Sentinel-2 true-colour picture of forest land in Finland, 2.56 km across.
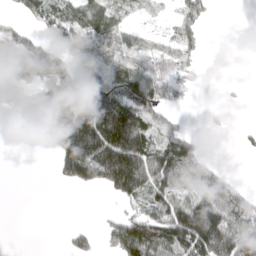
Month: March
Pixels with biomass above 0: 57%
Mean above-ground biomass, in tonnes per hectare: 65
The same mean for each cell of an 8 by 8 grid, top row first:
29 99 69 50 12 40 24 0
48 70 86 61 43 57 5 2
31 64 60 75 111 66 3 3
48 55 159 156 117 23 10 1
1 60 288 226 129 97 5 12
0 4 119 161 144 95 85 6
0 0 0 6 45 103 144 81
0 0 36 69 145 119 180 132
